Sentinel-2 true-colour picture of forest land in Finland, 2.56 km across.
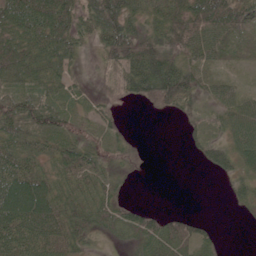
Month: June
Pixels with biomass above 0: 76%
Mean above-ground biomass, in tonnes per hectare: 51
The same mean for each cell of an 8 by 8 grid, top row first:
80 101 66 101 57 71 118 83
76 74 36 78 66 51 72 45
53 60 14 35 105 101 30 15
72 69 23 25 9 39 22 59
68 40 47 31 11 0 42 60
93 58 70 34 8 0 9 40
104 90 74 61 32 5 0 17
75 73 48 23 61 80 31 0
